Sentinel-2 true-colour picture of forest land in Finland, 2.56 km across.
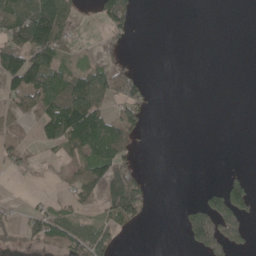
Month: May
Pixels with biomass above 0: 38%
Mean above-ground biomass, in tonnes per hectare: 41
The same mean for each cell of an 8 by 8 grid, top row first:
106 161 15 73 1 0 0 0
86 109 10 14 0 0 0 0
85 101 74 80 25 0 0 0
45 76 130 41 36 0 0 0
30 35 93 110 7 0 0 0
12 8 87 108 23 0 0 19
9 24 23 73 39 5 108 100
23 67 78 41 0 1 147 68
